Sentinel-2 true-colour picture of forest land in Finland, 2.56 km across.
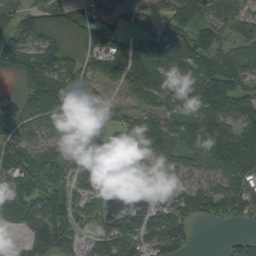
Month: September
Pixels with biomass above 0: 81%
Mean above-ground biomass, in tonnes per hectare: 99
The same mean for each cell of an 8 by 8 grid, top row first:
101 115 66 52 70 104 82 75
150 137 67 108 113 125 103 73
41 178 110 62 133 98 131 78
74 141 118 62 75 107 121 65
146 68 128 127 153 113 134 106
154 123 72 115 61 77 58 106
185 158 72 31 65 111 99 105
21 173 57 98 82 132 0 48
